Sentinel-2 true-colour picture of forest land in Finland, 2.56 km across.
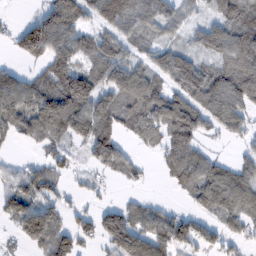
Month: February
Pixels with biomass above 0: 72%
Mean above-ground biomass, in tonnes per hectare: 79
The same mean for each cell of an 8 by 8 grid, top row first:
5 113 94 142 94 60 40 92
58 136 89 98 54 61 87 95
85 90 140 112 106 126 117 113
105 138 123 86 89 133 115 85
24 48 46 110 39 85 22 34
46 80 23 38 19 69 103 87
91 81 26 52 50 20 62 91
45 126 68 102 99 113 61 35
